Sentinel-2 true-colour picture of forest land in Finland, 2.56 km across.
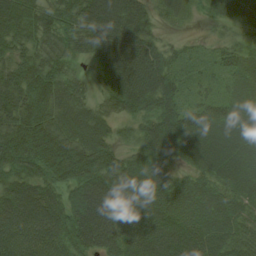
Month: August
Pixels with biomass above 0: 94%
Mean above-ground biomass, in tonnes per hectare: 72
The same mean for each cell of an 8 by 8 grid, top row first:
94 67 85 100 57 30 24 46
64 74 59 101 82 28 19 42
79 97 36 80 93 49 21 35
88 93 67 50 61 83 57 50
106 107 89 56 70 92 69 69
85 71 104 100 97 52 54 64
97 90 109 102 96 85 78 59
74 77 85 72 93 86 80 62
